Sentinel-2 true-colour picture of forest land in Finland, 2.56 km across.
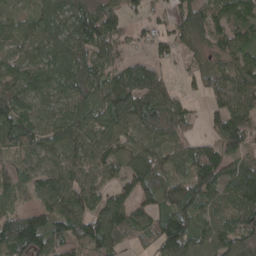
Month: April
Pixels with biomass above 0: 87%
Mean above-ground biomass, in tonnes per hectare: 81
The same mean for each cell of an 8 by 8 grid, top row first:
63 85 104 76 29 58 76 79
64 89 100 74 23 47 49 68
95 88 111 82 113 23 59 86
105 64 93 128 112 76 40 105
88 90 104 82 79 64 52 94
71 86 76 52 116 68 108 115
33 79 102 109 65 101 75 111
124 99 76 94 41 129 86 79
